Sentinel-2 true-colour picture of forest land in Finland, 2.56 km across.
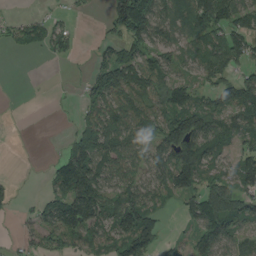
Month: August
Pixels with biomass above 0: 65%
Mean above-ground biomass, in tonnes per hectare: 69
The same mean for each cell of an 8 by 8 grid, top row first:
8 19 7 83 176 78 138 83
17 35 10 52 67 60 70 95
0 1 14 110 85 60 56 73
0 1 25 80 74 112 111 82
0 1 87 86 83 146 85 52
6 25 131 79 68 142 75 95
15 76 138 99 139 27 187 108
11 45 73 79 136 19 133 65
